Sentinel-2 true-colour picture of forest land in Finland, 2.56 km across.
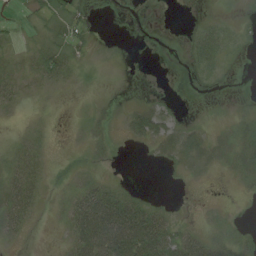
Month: August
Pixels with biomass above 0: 41%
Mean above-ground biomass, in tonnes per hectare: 11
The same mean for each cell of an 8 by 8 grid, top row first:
3 7 10 0 0 0 1 2
4 12 10 1 0 1 20 4
12 10 2 0 0 0 3 0
3 0 1 0 18 5 0 3
7 4 1 1 7 24 20 20
20 7 8 4 0 2 4 12
34 2 44 57 28 3 2 1
6 0 45 77 69 37 26 15
